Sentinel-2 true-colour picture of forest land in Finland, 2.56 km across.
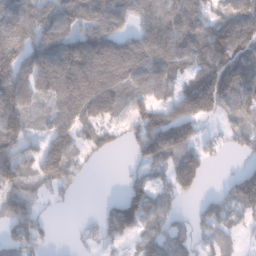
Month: January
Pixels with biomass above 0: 75%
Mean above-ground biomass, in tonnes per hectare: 99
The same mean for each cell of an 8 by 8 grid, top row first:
131 113 96 103 84 134 102 123
144 161 154 126 130 118 131 119
171 167 169 128 102 71 150 146
151 65 116 57 109 146 123 110
111 97 61 48 128 192 50 53
121 128 49 0 59 149 34 93
126 28 2 79 121 39 57 98
99 33 15 73 77 87 75 32
